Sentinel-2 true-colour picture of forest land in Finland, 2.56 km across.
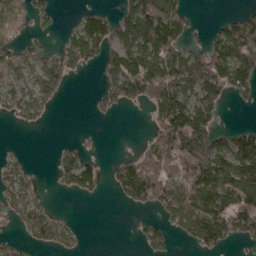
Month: April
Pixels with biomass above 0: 53%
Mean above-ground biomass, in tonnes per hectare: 70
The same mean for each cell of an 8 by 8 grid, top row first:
91 35 34 51 181 98 2 46
76 31 96 89 141 102 70 133
84 96 5 93 162 133 141 96
55 34 0 25 18 146 88 4
1 1 19 0 38 155 135 105
47 4 104 33 153 142 133 134
71 27 0 1 51 122 108 131
21 48 18 0 51 28 100 60
